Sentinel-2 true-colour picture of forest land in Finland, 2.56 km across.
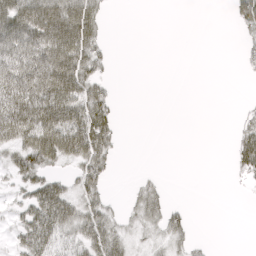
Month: April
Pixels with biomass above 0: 44%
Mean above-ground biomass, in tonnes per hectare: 29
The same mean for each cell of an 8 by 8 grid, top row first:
63 51 61 4 0 0 0 43
66 79 74 6 0 0 0 11
73 88 66 9 0 0 0 2
77 84 68 29 0 0 0 9
49 91 82 34 0 0 0 41
31 37 35 12 8 0 0 20
22 84 46 19 43 13 0 0
26 60 43 55 18 28 3 0
